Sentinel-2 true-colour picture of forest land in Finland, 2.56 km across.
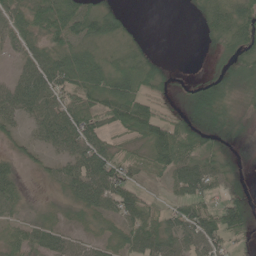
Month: June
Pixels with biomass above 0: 79%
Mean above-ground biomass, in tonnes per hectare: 45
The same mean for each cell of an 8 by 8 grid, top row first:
47 69 83 51 0 0 46 69
29 45 54 23 19 0 14 56
43 77 59 64 53 13 39 63
53 51 64 63 71 23 78 26
22 35 60 41 54 95 48 21
40 22 60 65 30 52 74 20
28 21 40 47 48 38 53 60
43 51 29 34 67 56 80 21
